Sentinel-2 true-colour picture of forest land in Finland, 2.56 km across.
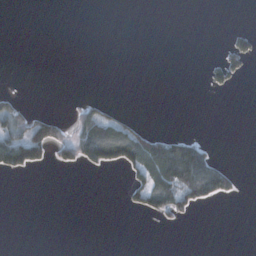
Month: November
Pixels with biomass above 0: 16%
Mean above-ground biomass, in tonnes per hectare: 22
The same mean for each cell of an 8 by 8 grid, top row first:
0 0 0 0 0 0 0 0
0 0 0 0 0 0 0 53
0 0 0 0 0 0 25 16
80 27 37 27 1 0 0 0
127 114 87 156 106 78 22 0
18 0 1 2 63 116 108 13
0 0 0 0 52 66 13 0
0 0 0 0 0 0 0 0
